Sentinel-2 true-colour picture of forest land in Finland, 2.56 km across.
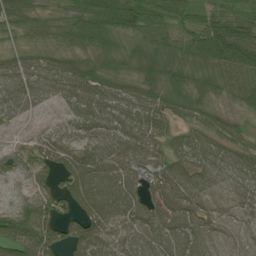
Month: July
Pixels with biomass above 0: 92%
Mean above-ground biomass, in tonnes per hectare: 77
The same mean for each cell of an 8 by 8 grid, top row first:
61 39 81 108 106 77 64 73
31 45 53 61 67 70 122 145
81 91 96 72 79 79 69 82
56 26 79 91 97 70 57 38
25 67 58 91 85 53 74 61
38 59 106 106 81 88 85 85
53 66 78 112 92 113 78 71
116 114 104 83 93 108 91 64
